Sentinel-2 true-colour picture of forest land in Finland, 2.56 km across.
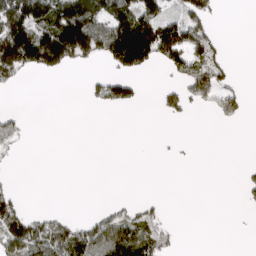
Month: March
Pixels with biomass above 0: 33%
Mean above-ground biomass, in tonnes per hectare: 47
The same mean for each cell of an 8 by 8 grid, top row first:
168 125 169 104 117 52 59 0
197 194 149 162 169 147 88 0
35 4 4 62 11 42 111 9
15 0 0 12 1 45 19 37
24 0 0 0 0 2 0 0
3 0 0 0 0 0 0 11
72 9 0 28 37 0 0 6
104 94 94 123 106 18 0 0
